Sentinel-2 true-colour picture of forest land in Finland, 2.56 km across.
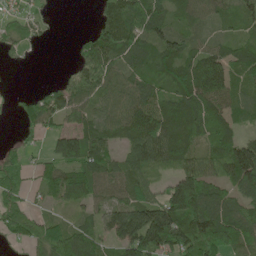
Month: May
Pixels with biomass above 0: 79%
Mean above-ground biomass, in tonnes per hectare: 78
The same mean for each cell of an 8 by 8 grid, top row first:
34 10 0 81 120 52 55 64
36 5 44 122 74 85 50 60
1 10 91 84 75 93 135 67
31 122 66 74 120 99 91 67
18 37 120 65 130 111 55 98
57 59 97 84 75 81 75 127
54 22 47 78 127 158 153 85
34 95 95 82 184 130 146 95
